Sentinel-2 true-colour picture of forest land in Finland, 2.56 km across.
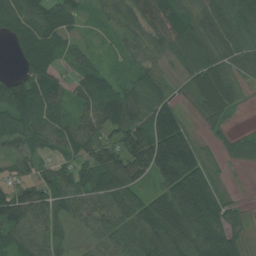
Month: July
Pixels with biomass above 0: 87%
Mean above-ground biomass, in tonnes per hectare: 80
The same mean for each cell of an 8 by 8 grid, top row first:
97 95 49 54 113 112 99 92
47 106 43 18 58 88 107 79
61 88 71 51 60 27 106 41
113 77 50 99 81 71 68 15
76 57 78 88 120 200 15 51
44 51 78 107 68 204 92 1
111 79 63 89 94 174 164 26
67 60 14 64 100 142 164 64
